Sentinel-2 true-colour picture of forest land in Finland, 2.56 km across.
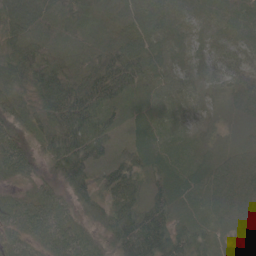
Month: June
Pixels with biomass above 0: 99%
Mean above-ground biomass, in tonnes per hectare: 55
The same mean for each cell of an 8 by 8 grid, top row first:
86 73 46 50 51 29 26 39
62 66 42 46 53 29 28 34
65 74 79 97 46 44 35 37
51 70 100 50 33 31 28 31
57 53 88 45 54 24 22 37
44 31 74 69 52 49 70 108
59 63 35 57 74 58 75 84
54 63 63 53 112 83 47 53
